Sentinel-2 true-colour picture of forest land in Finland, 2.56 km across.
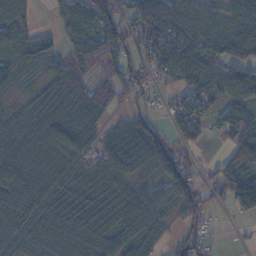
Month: November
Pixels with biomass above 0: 82%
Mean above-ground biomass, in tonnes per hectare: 65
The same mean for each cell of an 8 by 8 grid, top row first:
46 7 92 69 92 76 49 67
65 57 87 87 63 103 80 106
40 45 69 73 59 82 88 91
26 72 83 37 32 63 71 85
69 72 66 59 90 64 26 125
76 65 34 67 26 124 29 109
68 65 84 75 67 52 62 75
52 58 62 58 49 48 36 6
